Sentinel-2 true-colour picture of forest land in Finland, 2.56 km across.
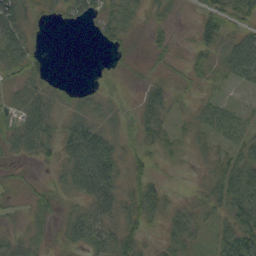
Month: September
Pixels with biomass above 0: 70%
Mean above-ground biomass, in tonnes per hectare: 28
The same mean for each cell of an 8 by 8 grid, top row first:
47 15 27 32 19 11 22 30
40 6 0 9 6 10 22 74
25 18 2 2 11 11 14 34
27 42 34 21 32 13 32 22
34 30 64 36 24 20 19 45
8 7 73 51 30 2 19 63
7 22 26 49 49 25 23 68
23 11 39 49 24 38 12 65
